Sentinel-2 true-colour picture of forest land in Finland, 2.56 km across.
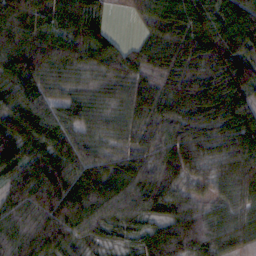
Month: October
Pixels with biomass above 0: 96%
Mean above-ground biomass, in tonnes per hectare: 67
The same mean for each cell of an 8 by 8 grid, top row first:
100 70 93 20 48 74 103 99
80 75 63 54 40 61 74 92
68 61 31 48 41 52 61 97
71 57 51 44 55 76 82 94
83 63 68 42 46 81 67 86
60 84 79 81 76 62 51 66
69 93 102 73 60 59 47 62
75 89 55 27 50 83 72 58
